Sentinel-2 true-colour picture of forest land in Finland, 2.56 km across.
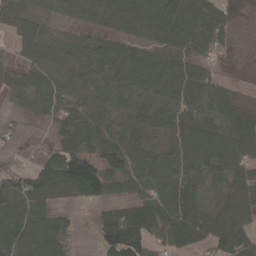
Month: April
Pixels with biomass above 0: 81%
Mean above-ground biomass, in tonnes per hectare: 67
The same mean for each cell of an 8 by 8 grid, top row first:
59 33 55 97 97 116 80 17
44 88 66 67 67 75 44 9
53 56 67 59 89 93 53 4
16 35 60 38 67 62 55 68
20 34 79 75 83 82 107 93
54 79 158 72 71 80 43 93
80 56 16 55 87 90 41 96
102 123 7 95 96 68 66 89
